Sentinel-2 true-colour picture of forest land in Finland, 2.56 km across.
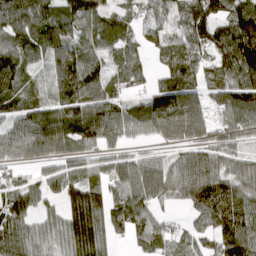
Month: March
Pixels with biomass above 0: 87%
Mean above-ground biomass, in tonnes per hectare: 96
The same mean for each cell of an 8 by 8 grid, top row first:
163 144 129 65 78 92 129 115
137 151 103 81 61 79 91 157
101 65 168 73 49 93 68 124
82 78 118 100 98 144 58 115
114 130 78 61 35 62 82 58
44 72 78 87 133 100 117 90
122 50 134 103 111 21 119 120
132 83 144 55 54 58 59 123
